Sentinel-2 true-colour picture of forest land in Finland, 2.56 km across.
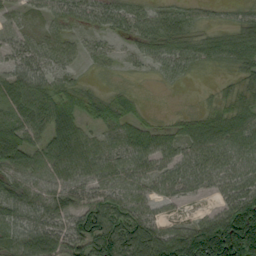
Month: September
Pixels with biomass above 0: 83%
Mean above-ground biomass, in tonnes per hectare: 56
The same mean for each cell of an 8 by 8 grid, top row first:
29 30 40 48 44 50 16 23
44 46 24 12 37 47 37 54
62 43 17 5 5 22 3 28
51 66 47 52 16 11 31 46
88 59 72 48 58 42 79 70
47 52 59 58 51 56 60 61
62 63 64 77 46 16 17 110
63 79 94 139 125 115 233 260
